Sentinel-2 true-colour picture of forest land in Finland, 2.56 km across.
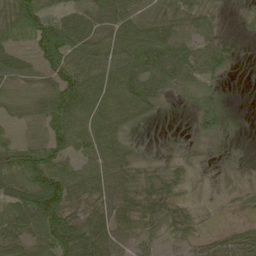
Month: May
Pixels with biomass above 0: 77%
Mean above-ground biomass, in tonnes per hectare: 52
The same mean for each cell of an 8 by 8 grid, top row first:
124 84 63 69 67 50 39 6
50 123 79 54 106 79 52 7
39 53 99 73 72 50 32 1
31 94 88 78 44 3 45 0
34 74 70 68 4 6 12 0
79 107 66 59 35 31 2 6
87 131 40 45 46 33 4 10
67 79 80 63 28 25 32 64
